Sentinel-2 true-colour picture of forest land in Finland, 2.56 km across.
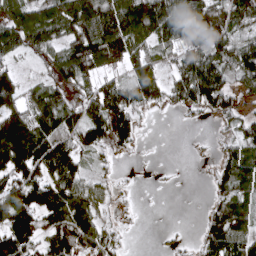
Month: April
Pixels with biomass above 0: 71%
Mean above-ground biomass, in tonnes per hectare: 87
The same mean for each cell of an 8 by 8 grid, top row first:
101 103 151 143 153 155 136 101
99 82 136 156 83 77 138 97
69 40 98 63 111 77 168 75
105 121 96 152 50 28 60 52
189 147 92 78 12 0 5 76
119 126 86 24 0 1 14 111
151 142 121 33 2 0 29 102
143 92 127 56 0 11 76 110
